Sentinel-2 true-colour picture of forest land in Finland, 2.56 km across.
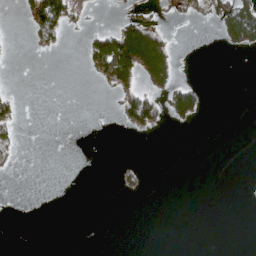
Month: April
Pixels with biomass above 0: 13%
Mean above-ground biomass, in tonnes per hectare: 17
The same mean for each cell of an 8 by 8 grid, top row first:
5 121 12 4 27 9 9 107
0 14 9 120 165 19 0 41
0 0 1 67 52 35 1 0
25 0 0 3 94 67 8 0
19 0 0 0 0 0 0 0
2 0 0 3 17 0 0 0
0 0 0 0 0 0 0 0
0 0 0 0 0 0 0 0
